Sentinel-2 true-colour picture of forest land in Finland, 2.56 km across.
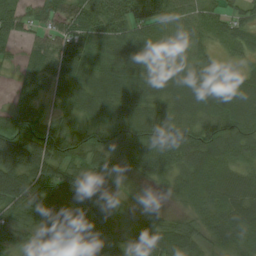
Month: August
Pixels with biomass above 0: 92%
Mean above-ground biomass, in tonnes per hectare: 56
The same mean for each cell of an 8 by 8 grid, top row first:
54 51 71 98 70 53 44 35
17 76 72 54 54 37 25 40
24 60 58 72 76 75 64 47
47 25 44 66 64 56 61 83
96 92 75 60 66 75 72 62
103 76 61 15 32 46 68 43
74 87 60 51 21 19 50 60
47 37 30 41 53 76 45 44
